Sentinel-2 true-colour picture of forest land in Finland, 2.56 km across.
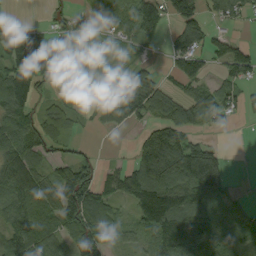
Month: September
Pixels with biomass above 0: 70%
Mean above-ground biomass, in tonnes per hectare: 76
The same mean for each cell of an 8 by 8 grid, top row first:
2 18 24 57 37 87 56 60
90 41 17 23 23 73 66 52
116 35 24 37 87 56 57 71
106 76 26 81 102 105 90 37
128 79 21 1 111 145 46 0
161 77 127 56 151 139 174 1
110 98 170 71 145 186 103 21
106 71 129 41 66 115 96 65
